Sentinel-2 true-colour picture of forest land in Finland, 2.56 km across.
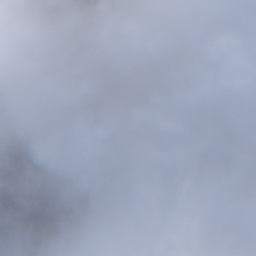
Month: November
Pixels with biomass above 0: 73%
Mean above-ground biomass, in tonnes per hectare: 82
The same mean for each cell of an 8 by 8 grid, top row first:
9 21 27 95 79 97 65 63
4 41 64 87 67 131 102 49
1 20 121 57 174 117 93 84
90 41 68 140 97 96 129 73
63 122 73 54 71 69 94 77
58 109 118 79 33 49 20 43
84 41 173 149 120 138 139 92
43 78 57 39 130 168 125 106
